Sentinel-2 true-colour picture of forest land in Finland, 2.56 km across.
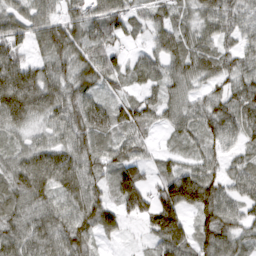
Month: March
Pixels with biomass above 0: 88%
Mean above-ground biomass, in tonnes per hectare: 66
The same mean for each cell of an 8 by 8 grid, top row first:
61 56 62 82 48 56 68 64
57 73 81 55 33 73 57 52
106 76 77 57 50 61 53 65
96 74 90 65 71 48 67 71
35 48 73 58 44 29 51 40
77 84 90 67 49 84 70 62
75 70 81 71 96 85 78 56
77 82 85 23 23 116 85 62
